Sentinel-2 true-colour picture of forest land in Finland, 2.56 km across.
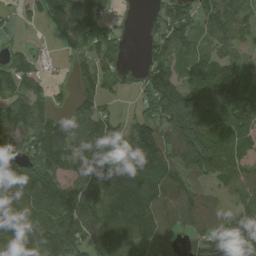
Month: August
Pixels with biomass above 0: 82%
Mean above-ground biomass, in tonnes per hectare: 104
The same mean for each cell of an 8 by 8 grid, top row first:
36 101 144 51 22 120 105 111
32 12 74 85 36 101 67 71
101 39 86 68 80 116 134 119
116 103 87 44 56 184 158 139
86 136 117 129 192 188 155 75
91 130 117 177 129 88 100 114
135 147 162 138 124 125 110 65
152 131 116 115 80 65 82 98
